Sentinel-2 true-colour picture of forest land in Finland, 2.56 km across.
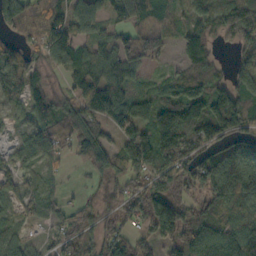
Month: October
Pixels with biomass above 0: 83%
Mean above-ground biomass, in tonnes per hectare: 84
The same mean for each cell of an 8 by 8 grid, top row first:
105 84 84 49 68 35 69 150
61 103 68 92 69 37 65 68
99 33 65 111 40 65 93 117
36 70 103 129 105 172 144 136
29 91 99 64 160 183 103 81
41 36 6 89 89 75 131 180
35 46 36 55 101 111 55 96
45 25 58 84 49 89 123 161
